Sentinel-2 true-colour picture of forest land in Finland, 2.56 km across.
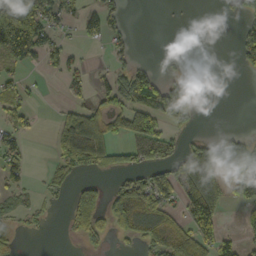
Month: October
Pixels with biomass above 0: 41%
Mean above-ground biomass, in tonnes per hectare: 51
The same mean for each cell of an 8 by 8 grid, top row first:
97 81 46 48 0 2 0 30
112 65 16 22 0 1 0 67
38 7 44 67 102 71 0 2
57 1 78 82 126 106 0 0
44 15 150 92 95 35 82 68
33 28 26 26 61 89 141 105
43 17 122 91 102 42 67 37
21 2 35 32 60 82 31 45
